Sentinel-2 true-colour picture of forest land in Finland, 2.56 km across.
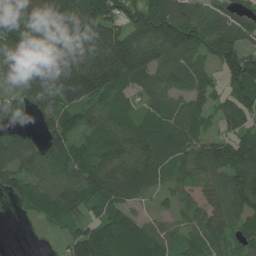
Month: July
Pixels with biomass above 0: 86%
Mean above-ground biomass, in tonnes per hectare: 88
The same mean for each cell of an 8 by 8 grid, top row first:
84 87 143 112 99 122 69 62
69 121 161 198 156 142 87 89
55 163 225 141 82 83 59 139
61 86 83 92 40 70 70 89
60 78 57 81 91 78 77 91
75 80 106 118 85 51 66 106
22 81 72 68 25 42 70 96
0 2 100 132 106 64 75 64
